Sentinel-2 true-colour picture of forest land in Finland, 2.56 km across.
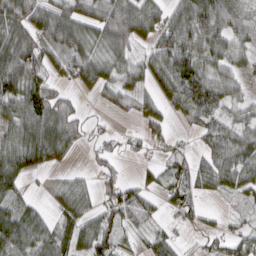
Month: March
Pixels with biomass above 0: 74%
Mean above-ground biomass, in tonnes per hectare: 63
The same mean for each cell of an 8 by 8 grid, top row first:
110 95 76 110 91 81 124 35
112 87 89 80 38 121 84 48
129 69 66 59 51 113 81 35
88 127 41 18 48 37 81 39
77 138 36 23 26 18 50 87
75 16 24 37 23 50 63 68
69 24 67 70 50 41 12 12
89 68 66 76 29 27 22 55
